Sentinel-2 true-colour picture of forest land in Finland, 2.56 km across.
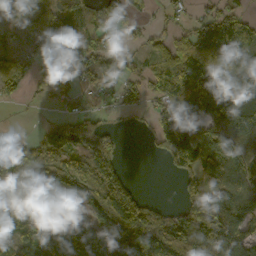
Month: October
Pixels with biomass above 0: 73%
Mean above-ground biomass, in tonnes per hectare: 84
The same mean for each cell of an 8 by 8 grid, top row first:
62 98 83 74 11 31 54 57
20 66 86 55 26 90 138 103
67 44 50 55 35 166 150 117
2 8 46 18 17 84 115 154
57 90 81 69 5 102 130 146
132 89 91 84 0 48 60 114
120 137 62 129 78 52 152 138
111 138 110 148 130 120 170 106
